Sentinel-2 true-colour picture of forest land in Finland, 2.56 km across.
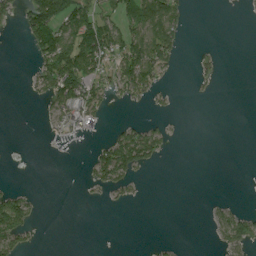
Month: August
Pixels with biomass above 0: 28%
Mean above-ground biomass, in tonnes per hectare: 29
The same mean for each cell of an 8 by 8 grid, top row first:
31 145 90 50 85 45 0 1
0 111 116 85 97 31 5 0
0 76 101 46 80 7 12 0
0 34 81 6 6 4 0 0
0 6 9 62 85 5 0 0
0 0 5 73 9 0 0 0
104 1 0 6 0 0 9 17
67 0 0 0 0 4 4 50
